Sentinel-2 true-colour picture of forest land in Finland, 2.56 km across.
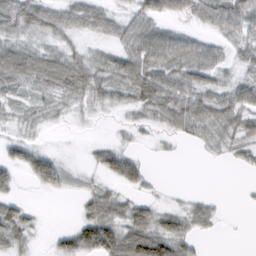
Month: February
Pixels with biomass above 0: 70%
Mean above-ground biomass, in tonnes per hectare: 44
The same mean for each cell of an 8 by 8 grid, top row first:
85 58 50 36 59 45 59 79
63 40 26 34 77 75 46 45
75 72 79 60 88 67 46 36
26 32 22 19 48 71 70 66
45 8 2 24 9 14 32 47
35 80 12 50 36 0 0 5
52 1 21 54 40 24 31 3
56 11 87 103 101 82 10 0
